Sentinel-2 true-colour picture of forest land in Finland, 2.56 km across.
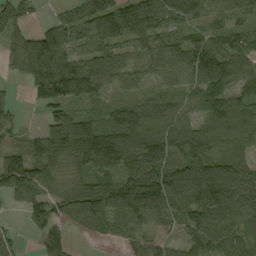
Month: September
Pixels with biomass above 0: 85%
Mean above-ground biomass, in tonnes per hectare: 88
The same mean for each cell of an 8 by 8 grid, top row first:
55 15 82 128 156 88 67 64
60 149 55 82 70 95 120 91
17 132 143 69 44 68 119 83
24 39 60 85 117 71 99 112
30 114 166 141 143 103 91 83
145 77 75 95 161 172 176 127
17 44 139 109 148 72 100 102
32 39 13 32 45 34 91 78
